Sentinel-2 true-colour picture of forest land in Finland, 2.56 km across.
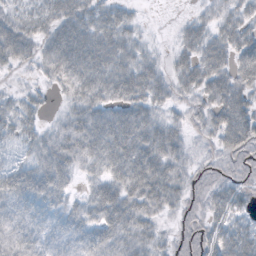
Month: October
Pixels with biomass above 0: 87%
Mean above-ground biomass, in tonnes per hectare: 36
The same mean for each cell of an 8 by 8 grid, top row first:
32 42 51 39 6 3 23 36
63 37 58 53 23 23 45 50
6 22 52 53 53 32 49 46
37 12 37 36 39 16 36 56
37 33 46 52 50 33 14 45
49 55 23 39 60 34 17 18
32 30 28 52 42 21 32 27
40 28 28 41 35 20 40 55
